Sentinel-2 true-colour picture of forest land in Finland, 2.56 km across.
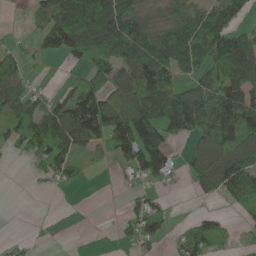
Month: May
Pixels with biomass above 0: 61%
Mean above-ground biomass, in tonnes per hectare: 85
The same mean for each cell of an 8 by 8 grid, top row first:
1 101 189 159 70 91 145 73
39 65 120 159 137 164 169 147
83 6 38 89 127 98 107 147
86 103 148 139 161 188 196 178
52 148 90 95 219 47 141 147
0 46 22 6 75 31 104 144
0 0 0 1 80 7 13 35
12 0 0 6 72 41 96 14
